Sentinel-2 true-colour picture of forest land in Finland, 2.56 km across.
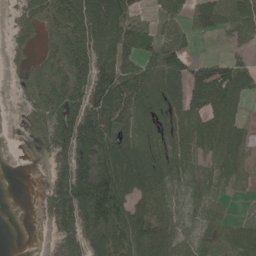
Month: May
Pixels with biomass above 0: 76%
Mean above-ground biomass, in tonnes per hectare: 82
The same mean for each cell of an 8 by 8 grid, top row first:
46 123 132 148 49 46 104 72
47 64 150 118 58 79 1 32
37 136 116 127 105 84 145 94
12 128 123 127 81 59 121 42
4 84 147 116 96 62 90 64
0 45 137 136 137 68 38 39
0 63 147 147 102 42 46 6
0 20 116 133 128 76 37 98
